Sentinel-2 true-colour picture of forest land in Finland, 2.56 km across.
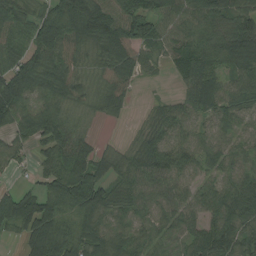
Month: August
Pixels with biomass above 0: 87%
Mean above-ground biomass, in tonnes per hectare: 77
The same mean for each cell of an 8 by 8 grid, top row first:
69 95 150 106 102 80 79 95
70 108 66 94 70 60 69 106
138 97 65 72 23 25 80 79
126 105 46 45 12 63 67 63
58 76 65 12 55 79 62 44
19 72 109 64 82 76 48 63
124 97 101 90 57 63 68 101
33 138 93 109 71 50 97 102
